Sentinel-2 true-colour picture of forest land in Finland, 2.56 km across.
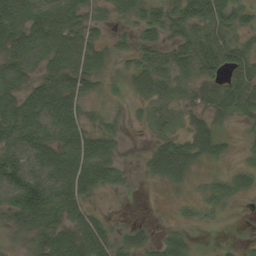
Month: September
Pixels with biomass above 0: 79%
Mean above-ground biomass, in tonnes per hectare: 36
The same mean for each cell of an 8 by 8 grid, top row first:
58 69 42 18 35 55 106 48
51 59 60 22 28 35 54 33
42 33 40 16 30 21 33 41
59 48 28 10 10 15 27 28
62 42 43 21 8 39 50 10
79 67 49 27 13 38 12 25
57 71 32 2 0 6 22 27
10 44 47 34 24 26 4 29
